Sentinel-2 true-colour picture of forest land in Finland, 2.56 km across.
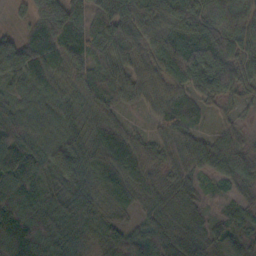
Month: October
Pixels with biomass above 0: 94%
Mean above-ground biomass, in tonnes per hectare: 62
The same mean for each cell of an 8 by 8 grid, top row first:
14 106 63 93 74 85 78 78
105 90 60 56 62 97 114 61
59 52 63 57 54 63 99 71
56 54 49 49 23 60 28 21
100 78 60 83 49 64 53 41
89 61 73 60 49 39 40 66
82 59 71 27 27 57 23 32
93 77 55 43 58 61 54 53
